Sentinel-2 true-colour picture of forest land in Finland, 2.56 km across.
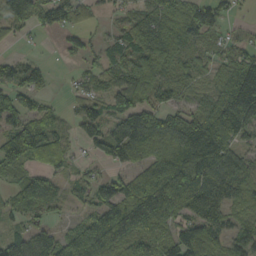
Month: September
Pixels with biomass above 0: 78%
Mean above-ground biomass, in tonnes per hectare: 80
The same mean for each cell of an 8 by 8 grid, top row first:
123 77 48 26 79 115 97 13
14 3 48 50 110 87 50 43
64 37 28 68 116 57 41 139
78 44 50 71 81 60 91 190
119 97 30 93 125 117 209 66
35 49 31 44 84 150 143 115
56 53 28 121 127 94 128 67
64 75 126 132 87 100 106 64
